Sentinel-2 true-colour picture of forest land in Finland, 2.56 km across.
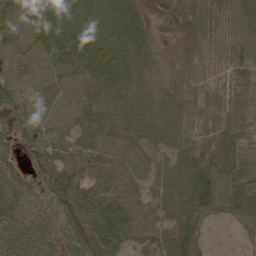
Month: June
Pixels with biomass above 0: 94%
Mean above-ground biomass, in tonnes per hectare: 62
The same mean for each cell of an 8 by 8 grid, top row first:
63 86 89 87 40 21 66 66
63 80 86 81 66 21 66 68
55 57 56 83 57 38 66 61
56 52 62 60 60 56 53 59
35 81 59 67 55 56 59 80
35 74 71 61 49 66 92 79
60 49 87 94 34 61 74 72
79 64 75 101 51 71 18 13
